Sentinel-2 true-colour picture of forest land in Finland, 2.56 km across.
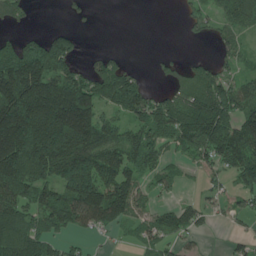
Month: June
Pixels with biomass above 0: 67%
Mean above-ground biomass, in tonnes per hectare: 114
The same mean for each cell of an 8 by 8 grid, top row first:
65 0 17 0 0 5 68 163
103 156 37 14 0 3 6 60
275 209 153 200 40 55 152 91
257 241 262 88 146 169 209 146
261 248 215 128 145 98 191 175
210 135 249 158 84 50 56 115
149 148 170 166 71 59 50 51
195 107 35 17 63 63 9 38
